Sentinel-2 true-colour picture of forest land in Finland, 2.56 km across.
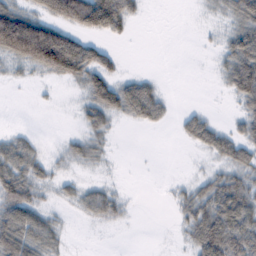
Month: February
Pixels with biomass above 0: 54%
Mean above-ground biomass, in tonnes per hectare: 35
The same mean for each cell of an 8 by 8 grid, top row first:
105 63 108 105 10 0 7 54
121 177 78 13 0 0 3 65
8 14 43 43 28 0 1 74
0 1 19 47 59 10 12 25
42 4 27 7 0 4 44 48
64 23 10 3 0 2 24 39
71 18 21 34 0 19 60 77
84 45 0 0 0 3 83 72
